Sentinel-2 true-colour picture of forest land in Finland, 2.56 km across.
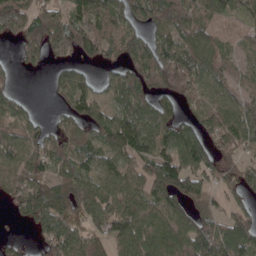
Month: April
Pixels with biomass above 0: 78%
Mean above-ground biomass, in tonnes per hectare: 89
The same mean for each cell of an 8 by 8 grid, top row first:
123 106 87 110 118 126 130 72
40 105 93 75 98 120 83 60
21 24 87 66 123 170 75 60
69 7 85 77 91 52 89 102
111 76 82 114 109 104 86 85
99 75 97 83 84 117 89 63
54 100 91 102 125 102 30 53
16 65 85 90 132 122 168 126
